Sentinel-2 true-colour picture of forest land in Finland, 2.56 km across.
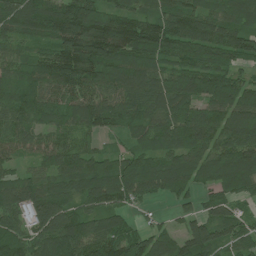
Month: July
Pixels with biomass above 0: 93%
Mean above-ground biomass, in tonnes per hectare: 116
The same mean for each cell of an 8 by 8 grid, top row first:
131 159 192 114 94 145 118 110
60 87 184 194 164 150 145 133
83 121 136 120 147 132 165 91
109 101 133 132 117 128 109 166
84 83 70 15 73 106 135 130
67 93 134 158 171 151 97 133
96 142 76 94 28 46 63 49
112 128 151 158 99 98 137 88
